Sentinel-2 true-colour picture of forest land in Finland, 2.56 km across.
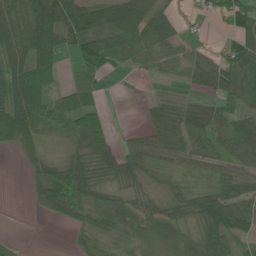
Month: June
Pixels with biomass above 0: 76%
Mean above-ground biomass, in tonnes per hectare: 40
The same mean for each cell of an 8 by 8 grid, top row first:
58 97 73 49 78 23 21 45
60 71 52 35 56 44 18 59
71 31 39 6 14 26 49 73
90 51 75 7 14 38 45 39
39 19 44 29 50 63 40 66
0 38 48 33 31 24 26 48
0 31 36 36 28 27 60 56
4 0 14 28 22 23 60 41
